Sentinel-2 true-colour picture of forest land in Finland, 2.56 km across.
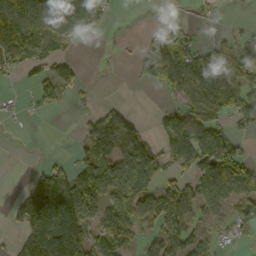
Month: October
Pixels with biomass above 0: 57%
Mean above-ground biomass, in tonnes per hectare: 56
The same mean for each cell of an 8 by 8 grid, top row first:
129 92 84 10 1 10 9 2
126 43 19 3 32 124 29 40
14 60 27 1 36 96 91 78
8 17 10 54 3 45 80 72
0 0 25 96 84 92 96 23
0 73 91 99 107 46 80 77
46 143 99 83 82 111 58 52
26 135 106 90 29 62 34 17
